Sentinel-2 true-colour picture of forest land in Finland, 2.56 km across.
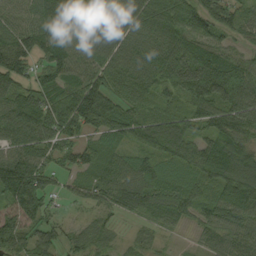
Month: September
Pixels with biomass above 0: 90%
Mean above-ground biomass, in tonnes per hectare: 87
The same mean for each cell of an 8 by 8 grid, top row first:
58 98 116 108 126 131 107 66
110 92 84 95 96 120 93 43
90 89 92 82 90 117 146 108
106 118 154 132 62 66 99 114
89 86 73 58 72 107 80 105
167 77 56 82 77 48 81 142
80 66 18 59 76 83 65 112
85 67 48 33 31 10 45 76
